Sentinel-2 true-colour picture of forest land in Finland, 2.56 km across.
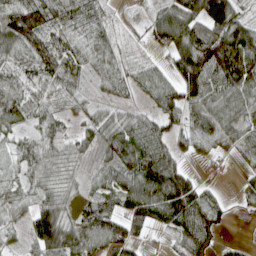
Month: April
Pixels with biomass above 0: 84%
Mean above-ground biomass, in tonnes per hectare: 71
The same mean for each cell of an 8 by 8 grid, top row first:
100 90 74 27 23 111 147 61
82 83 68 62 18 86 134 145
52 62 51 69 60 76 124 138
79 56 45 45 42 79 105 87
44 60 57 86 104 53 74 86
41 49 38 61 117 93 8 20
51 87 42 61 128 137 78 15
30 125 81 97 29 53 50 10
